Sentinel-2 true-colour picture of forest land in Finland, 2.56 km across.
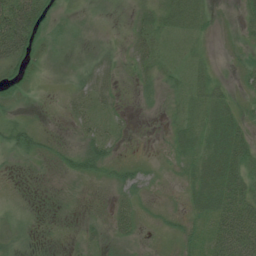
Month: July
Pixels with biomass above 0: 76%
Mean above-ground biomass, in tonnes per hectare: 20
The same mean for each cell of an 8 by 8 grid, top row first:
86 28 8 5 19 29 16 12
82 19 5 9 28 9 7 8
30 6 14 23 15 13 25 12
9 3 22 15 3 12 33 15
36 15 20 22 1 20 37 43
5 5 30 17 13 7 46 43
8 3 4 17 9 7 36 53
21 5 14 15 6 14 29 68
